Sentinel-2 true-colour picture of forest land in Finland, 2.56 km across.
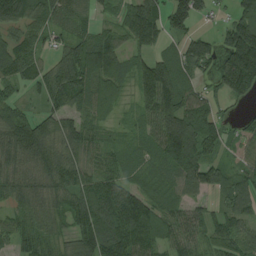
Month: August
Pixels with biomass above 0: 86%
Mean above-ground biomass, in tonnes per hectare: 87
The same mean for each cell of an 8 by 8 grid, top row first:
90 74 54 31 152 106 34 96
85 49 97 78 89 44 77 207
58 91 112 92 121 114 39 193
53 55 68 52 68 158 81 17
106 90 68 35 55 192 103 86
83 98 71 67 52 91 96 81
63 79 104 143 126 76 46 96
62 60 104 158 111 97 69 73
